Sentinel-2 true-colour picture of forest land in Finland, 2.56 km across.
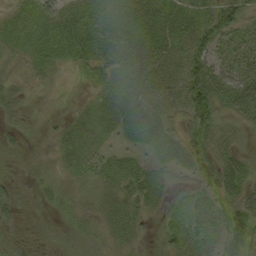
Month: September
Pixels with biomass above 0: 82%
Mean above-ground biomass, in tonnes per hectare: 31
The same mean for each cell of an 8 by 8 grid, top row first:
20 39 31 32 40 43 52 51
27 32 37 35 35 38 62 36
24 13 8 27 36 37 77 47
25 3 11 28 45 27 72 35
11 10 35 14 25 34 55 24
6 11 24 35 39 21 43 53
21 11 16 26 29 25 43 53
11 6 15 17 13 32 30 66
